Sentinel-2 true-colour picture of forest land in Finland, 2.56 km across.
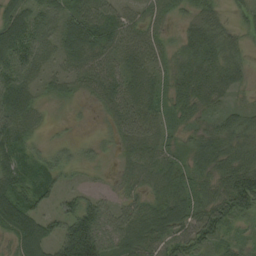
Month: August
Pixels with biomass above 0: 92%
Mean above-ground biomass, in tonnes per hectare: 54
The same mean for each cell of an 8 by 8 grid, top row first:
68 49 63 57 33 20 51 31
103 39 86 51 57 32 75 36
77 30 38 55 55 53 77 38
88 13 6 51 62 42 29 34
62 23 23 21 56 25 67 55
55 45 13 11 44 60 50 109
93 33 76 40 54 78 69 76
67 64 168 69 69 70 63 31
